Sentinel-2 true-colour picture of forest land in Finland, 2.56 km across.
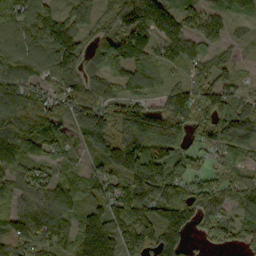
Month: September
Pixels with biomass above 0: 91%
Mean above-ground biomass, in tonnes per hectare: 104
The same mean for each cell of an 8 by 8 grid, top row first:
104 98 76 64 120 110 102 64
113 136 97 112 123 101 83 27
128 91 88 74 82 26 81 52
123 106 123 95 87 126 135 90
111 115 66 119 134 99 71 144
96 76 74 114 163 118 86 78
94 131 87 151 169 166 98 83
92 116 164 198 196 119 47 72
